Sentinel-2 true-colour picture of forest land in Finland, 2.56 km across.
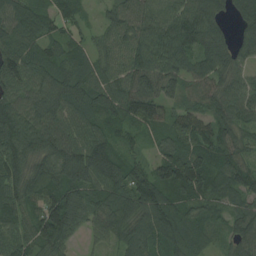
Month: August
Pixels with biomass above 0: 94%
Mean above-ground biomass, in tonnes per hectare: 90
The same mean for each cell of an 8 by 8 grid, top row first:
90 75 53 58 92 107 97 63
90 68 54 74 96 113 101 62
105 93 96 78 107 91 89 65
110 99 96 90 115 66 78 90
130 107 113 76 30 86 98 73
109 117 112 116 83 143 129 91
94 105 95 111 121 105 64 65
97 92 27 56 123 106 55 86
